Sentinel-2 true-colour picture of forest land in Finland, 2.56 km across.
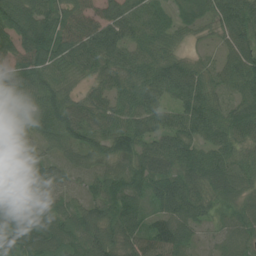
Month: July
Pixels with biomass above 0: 95%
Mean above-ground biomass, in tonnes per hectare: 64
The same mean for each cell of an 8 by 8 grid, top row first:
101 85 60 59 69 31 43 79
77 99 79 88 60 30 13 68
56 67 35 57 73 91 45 72
53 82 64 60 80 60 77 61
43 44 70 67 66 73 53 51
69 68 37 55 72 71 83 58
66 47 51 67 56 79 56 49
91 82 67 75 107 95 17 50
